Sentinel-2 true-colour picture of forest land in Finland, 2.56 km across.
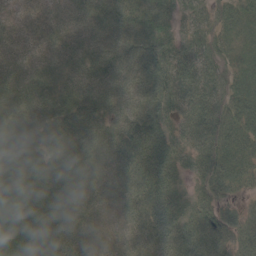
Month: May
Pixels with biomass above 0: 97%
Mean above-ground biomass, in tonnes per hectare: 56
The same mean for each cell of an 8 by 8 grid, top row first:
29 33 45 60 56 44 47 64
49 45 51 63 63 60 54 57
65 56 59 69 67 81 67 64
71 74 64 54 61 58 74 70
77 51 51 50 66 56 69 70
64 53 42 39 57 43 64 54
80 61 40 18 46 43 50 33
82 68 44 19 42 60 72 59
